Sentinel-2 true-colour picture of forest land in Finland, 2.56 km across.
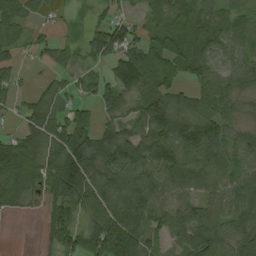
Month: August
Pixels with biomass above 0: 80%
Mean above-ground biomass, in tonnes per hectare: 75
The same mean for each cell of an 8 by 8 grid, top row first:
68 16 2 39 48 60 64 44
51 38 34 121 68 82 67 53
24 22 31 62 78 44 60 73
27 66 59 57 96 108 70 40
86 110 121 136 137 149 136 75
116 73 164 105 84 116 96 76
39 44 86 124 107 65 77 77
0 37 95 148 71 50 134 88
